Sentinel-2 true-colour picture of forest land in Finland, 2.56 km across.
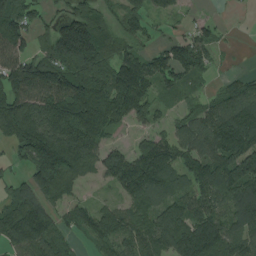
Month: August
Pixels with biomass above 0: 81%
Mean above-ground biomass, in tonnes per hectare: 112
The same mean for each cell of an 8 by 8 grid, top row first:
122 46 133 54 78 29 16 3
108 97 227 99 50 87 68 1
159 176 180 188 137 75 24 48
187 163 216 143 89 34 82 150
118 239 203 53 80 106 130 181
37 192 103 97 174 106 155 169
111 110 68 69 97 121 125 144
120 120 41 97 104 159 168 100
